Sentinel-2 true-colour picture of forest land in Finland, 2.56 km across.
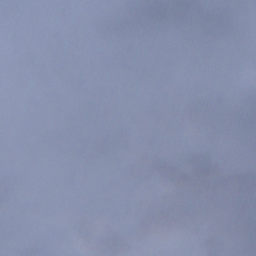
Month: December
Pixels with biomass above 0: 69%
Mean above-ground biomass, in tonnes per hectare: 67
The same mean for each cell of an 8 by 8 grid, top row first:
140 71 66 113 99 113 116 146
149 120 144 74 42 66 34 66
81 69 34 49 66 49 38 33
36 67 95 35 21 68 115 92
25 61 75 101 59 18 52 8
94 4 40 7 86 136 151 81
32 6 15 9 86 104 78 87
18 8 47 87 58 12 54 57
